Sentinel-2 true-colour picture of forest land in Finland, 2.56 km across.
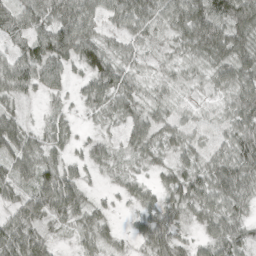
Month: April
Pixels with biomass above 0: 89%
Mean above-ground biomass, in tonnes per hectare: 49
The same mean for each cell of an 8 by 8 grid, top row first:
58 67 95 44 63 64 108 94
39 87 87 32 36 33 79 65
72 57 25 69 30 27 33 68
33 21 19 43 42 22 15 68
74 48 22 22 53 38 26 74
52 63 36 17 23 52 58 66
40 60 45 14 44 44 56 42
85 35 23 27 39 42 41 52
